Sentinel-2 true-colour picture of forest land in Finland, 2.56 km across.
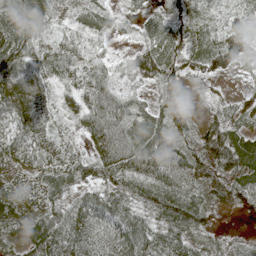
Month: May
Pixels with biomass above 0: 89%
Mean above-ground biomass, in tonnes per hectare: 53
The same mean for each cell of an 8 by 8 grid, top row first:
78 55 35 25 14 26 25 32
87 46 46 9 37 56 69 51
106 58 44 27 36 55 31 13
99 51 54 80 43 56 23 38
70 58 32 87 77 47 63 78
39 58 49 63 65 46 42 64
55 43 73 73 49 80 42 20
35 94 97 98 85 64 30 15
